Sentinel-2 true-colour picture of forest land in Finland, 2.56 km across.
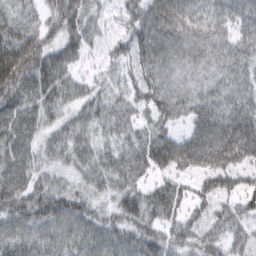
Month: March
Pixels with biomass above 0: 91%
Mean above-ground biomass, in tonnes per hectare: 54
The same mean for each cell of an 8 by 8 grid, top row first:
48 47 60 23 95 92 49 57
89 61 46 32 78 62 57 59
101 72 30 31 70 46 43 49
76 45 39 51 42 49 61 61
66 37 43 34 59 70 76 79
68 33 32 48 34 47 56 40
70 72 50 36 65 43 37 41
64 55 51 53 63 50 47 34
